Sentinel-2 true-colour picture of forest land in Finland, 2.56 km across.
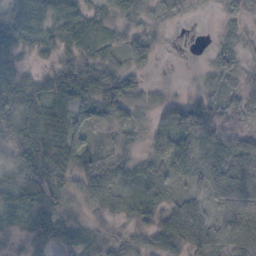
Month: October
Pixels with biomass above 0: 86%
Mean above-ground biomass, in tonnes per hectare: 40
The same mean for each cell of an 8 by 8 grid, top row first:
57 57 47 28 24 14 6 18
36 25 42 25 39 5 13 21
59 40 86 70 21 2 22 25
68 61 61 77 26 58 43 29
69 74 49 19 26 55 31 26
69 60 49 43 29 21 29 56
30 49 23 32 35 55 38 52
15 44 33 32 35 54 58 71
